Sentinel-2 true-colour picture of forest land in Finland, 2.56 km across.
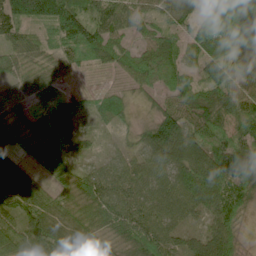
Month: June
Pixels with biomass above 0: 92%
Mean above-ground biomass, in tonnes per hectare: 69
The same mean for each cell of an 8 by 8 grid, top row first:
108 132 98 72 41 49 100 205
48 34 89 66 44 53 107 143
47 43 6 8 55 64 67 51
45 44 36 55 13 83 98 58
60 84 45 13 64 151 70 52
120 50 52 50 66 89 137 59
80 74 58 68 62 76 79 62
70 79 91 63 87 52 86 37
